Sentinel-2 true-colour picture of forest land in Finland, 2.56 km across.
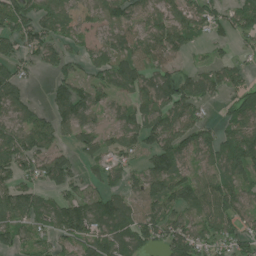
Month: July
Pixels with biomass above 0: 78%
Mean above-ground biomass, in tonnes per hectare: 80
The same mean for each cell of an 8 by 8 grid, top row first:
110 95 76 73 69 69 75 90
81 86 34 75 89 78 32 31
89 23 64 78 86 80 71 60
74 57 101 48 80 95 21 88
105 78 57 55 70 102 89 135
96 98 49 55 78 98 70 84
126 78 116 114 81 80 101 99
71 65 94 124 96 124 92 85
